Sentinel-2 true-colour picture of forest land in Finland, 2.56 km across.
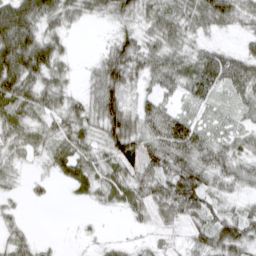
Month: March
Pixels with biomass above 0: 82%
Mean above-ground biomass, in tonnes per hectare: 43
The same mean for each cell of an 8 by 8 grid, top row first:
83 58 37 33 39 50 67 39
91 57 1 44 48 49 27 16
81 52 12 81 33 45 65 61
47 41 44 78 43 36 16 27
37 29 42 62 75 91 51 36
22 15 44 50 57 70 62 50
12 3 4 25 44 62 53 26
31 5 5 8 10 14 57 68
